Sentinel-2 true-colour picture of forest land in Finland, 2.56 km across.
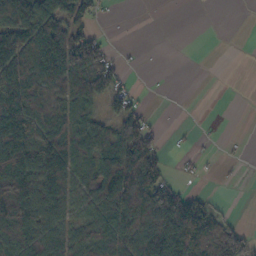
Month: October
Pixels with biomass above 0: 59%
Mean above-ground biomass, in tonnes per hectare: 71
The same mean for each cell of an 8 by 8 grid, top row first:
158 135 79 5 0 0 0 0
126 141 143 21 2 0 0 0
104 87 89 73 1 0 0 0
128 117 81 45 28 0 0 0
130 121 105 123 117 5 4 2
149 117 98 198 161 15 4 2
133 97 64 141 139 171 55 1
103 119 83 117 111 132 96 77
